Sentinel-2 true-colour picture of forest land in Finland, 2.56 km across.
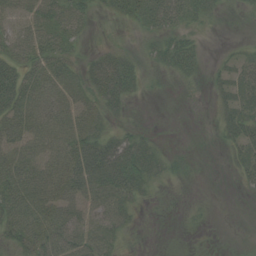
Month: August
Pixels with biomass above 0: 65%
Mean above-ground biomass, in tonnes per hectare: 27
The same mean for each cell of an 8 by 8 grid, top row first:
30 40 27 10 28 33 21 6
35 31 9 16 11 47 5 6
61 37 28 75 17 14 11 24
48 52 37 24 3 1 3 35
40 45 48 45 33 2 1 30
54 47 59 65 46 13 0 16
55 51 38 48 10 6 3 0
35 52 47 28 4 0 0 1
